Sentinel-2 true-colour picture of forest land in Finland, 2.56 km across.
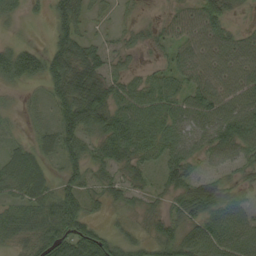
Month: September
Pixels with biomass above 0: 84%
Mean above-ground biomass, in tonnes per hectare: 48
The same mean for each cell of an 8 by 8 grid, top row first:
19 30 52 15 6 32 71 9
10 42 68 26 19 43 56 51
9 57 88 48 31 45 58 56
10 18 117 71 65 60 76 76
25 35 72 39 26 53 61 69
66 36 57 30 30 52 33 42
48 65 67 21 25 38 79 58
35 61 94 52 38 74 81 79
